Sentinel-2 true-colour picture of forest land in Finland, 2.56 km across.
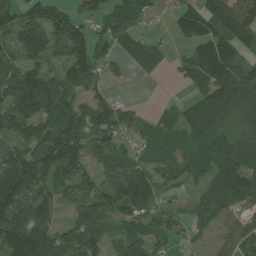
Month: July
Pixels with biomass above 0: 82%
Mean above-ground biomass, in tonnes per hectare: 87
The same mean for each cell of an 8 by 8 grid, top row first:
75 105 46 68 42 67 112 116
72 119 84 60 72 17 129 92
111 81 80 22 15 21 106 163
124 107 87 108 26 43 135 130
70 136 145 85 42 46 92 87
223 116 93 126 119 46 75 143
143 89 71 81 77 27 84 50
172 119 91 44 102 34 32 99
